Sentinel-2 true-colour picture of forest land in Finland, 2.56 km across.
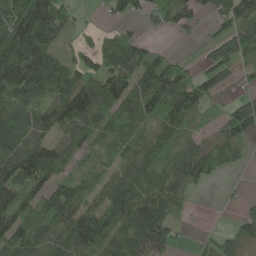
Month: May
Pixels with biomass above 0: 78%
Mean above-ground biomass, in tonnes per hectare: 98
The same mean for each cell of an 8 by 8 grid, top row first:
176 199 16 33 41 73 44 119
199 142 42 92 73 10 71 124
182 185 119 141 125 139 88 28
126 115 149 89 111 104 40 107
147 119 80 76 88 76 85 76
146 107 81 64 91 118 73 7
138 111 112 119 133 76 1 24
138 98 154 112 139 49 43 98
